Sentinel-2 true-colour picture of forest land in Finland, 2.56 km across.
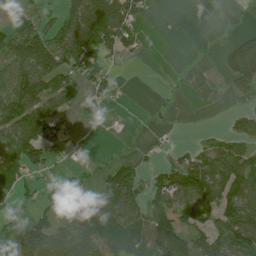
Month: July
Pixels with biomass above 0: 55%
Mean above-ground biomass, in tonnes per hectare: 65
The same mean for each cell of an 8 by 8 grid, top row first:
37 37 115 161 35 0 0 1
138 142 155 87 21 0 3 73
101 124 61 33 0 2 15 70
143 116 32 12 2 5 7 22
120 97 15 2 7 14 30 52
101 30 19 53 30 73 106 105
35 58 143 91 68 74 85 128
60 118 120 129 109 139 80 124
